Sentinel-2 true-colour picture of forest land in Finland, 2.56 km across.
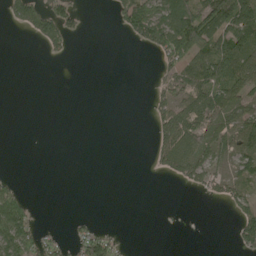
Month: May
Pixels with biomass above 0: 35%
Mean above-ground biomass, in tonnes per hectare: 30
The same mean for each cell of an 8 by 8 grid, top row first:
41 69 17 18 90 110 96 109
0 26 0 0 22 91 94 103
0 0 0 0 0 43 77 72
0 0 0 0 2 65 66 56
0 0 0 0 0 86 46 64
6 0 0 0 1 29 40 44
91 0 0 0 0 0 0 41
87 21 37 31 0 0 0 35
